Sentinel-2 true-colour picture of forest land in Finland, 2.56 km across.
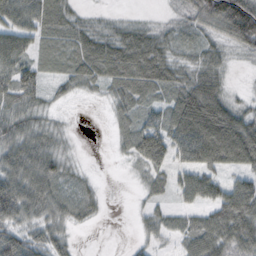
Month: October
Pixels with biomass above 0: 78%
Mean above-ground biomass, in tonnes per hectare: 46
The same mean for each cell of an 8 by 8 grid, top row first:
67 59 18 9 6 14 85 136
66 31 53 63 73 32 33 40
69 24 41 52 68 42 58 2
59 20 2 19 33 70 101 39
70 45 3 10 62 61 113 115
71 58 13 1 26 33 51 43
84 50 31 1 18 24 48 98
69 49 5 0 22 26 69 70
